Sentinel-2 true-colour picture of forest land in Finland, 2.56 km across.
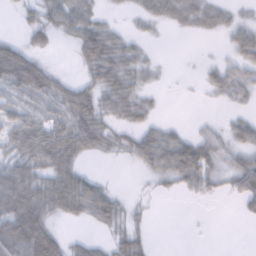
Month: February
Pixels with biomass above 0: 60%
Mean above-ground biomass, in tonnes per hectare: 35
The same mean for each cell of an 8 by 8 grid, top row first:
9 39 54 9 27 38 36 15
39 22 48 65 18 0 1 51
70 54 24 63 29 1 24 46
41 34 64 43 33 0 1 16
58 81 65 29 49 51 44 38
69 56 49 3 12 50 45 56
82 59 56 47 8 0 2 14
87 71 14 28 22 0 1 0
